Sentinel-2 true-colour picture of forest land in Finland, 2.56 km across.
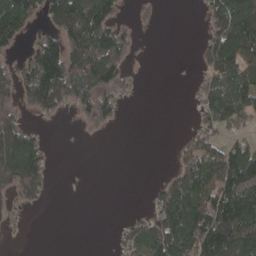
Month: April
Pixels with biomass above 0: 52%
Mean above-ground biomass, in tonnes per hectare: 72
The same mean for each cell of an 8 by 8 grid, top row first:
201 85 230 95 23 0 58 151
45 126 153 155 3 0 75 161
97 203 112 108 6 0 59 107
67 70 41 65 0 0 72 88
178 33 1 0 0 11 66 56
153 57 0 0 0 64 121 155
37 8 0 0 17 135 139 146
1 0 0 14 123 156 151 158
